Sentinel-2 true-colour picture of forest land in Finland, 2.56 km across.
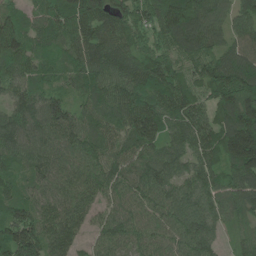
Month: June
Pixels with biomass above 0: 96%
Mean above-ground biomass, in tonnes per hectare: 110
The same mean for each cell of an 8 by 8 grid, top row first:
74 90 151 136 97 157 126 97
104 60 141 147 85 99 116 105
87 66 89 128 137 122 126 195
88 128 73 106 156 129 96 242
106 96 100 86 109 89 116 250
66 89 94 96 109 94 105 154
108 88 93 67 86 106 101 105
157 122 57 83 77 94 95 63
